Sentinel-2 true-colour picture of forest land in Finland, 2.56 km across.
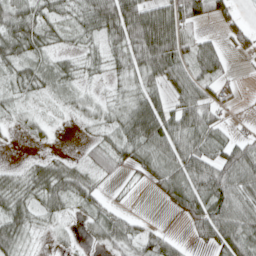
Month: April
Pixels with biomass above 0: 74%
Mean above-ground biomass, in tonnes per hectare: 43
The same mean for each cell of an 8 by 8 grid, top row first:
65 39 37 84 93 76 56 18
60 32 21 40 101 72 46 23
38 44 25 21 52 55 47 8
20 12 25 29 76 61 55 8
3 8 9 42 72 77 64 45
28 60 41 24 30 71 76 72
55 40 27 25 0 36 75 67
50 8 11 51 40 19 41 81
